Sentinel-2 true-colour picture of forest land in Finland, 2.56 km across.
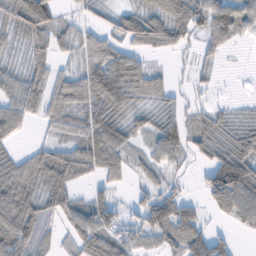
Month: February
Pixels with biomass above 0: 74%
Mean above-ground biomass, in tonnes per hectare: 55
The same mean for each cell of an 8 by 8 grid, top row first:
71 76 17 36 72 79 95 67
21 44 44 62 50 38 42 8
48 64 80 118 75 13 16 1
66 59 63 76 33 39 32 12
18 35 59 85 23 66 64 69
83 73 33 30 31 16 57 126
112 49 46 67 68 83 39 88
94 36 74 69 45 76 75 8
